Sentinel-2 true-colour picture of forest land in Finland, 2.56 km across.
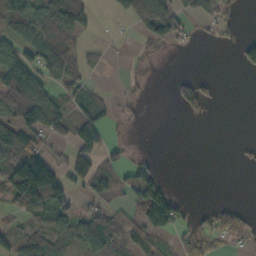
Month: October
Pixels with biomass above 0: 46%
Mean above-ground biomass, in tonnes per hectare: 46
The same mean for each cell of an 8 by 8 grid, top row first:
94 83 86 15 84 52 64 16
80 95 48 6 13 16 4 37
132 64 46 2 8 20 18 0
85 98 47 25 7 9 17 0
82 42 78 30 0 0 0 7
129 137 76 54 54 0 0 0
45 85 33 48 104 66 17 25
60 62 67 88 61 28 52 29
